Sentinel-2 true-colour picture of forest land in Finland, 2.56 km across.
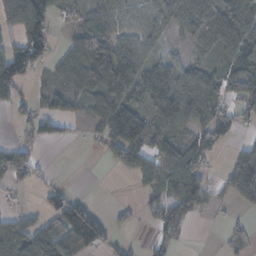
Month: November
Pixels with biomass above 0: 63%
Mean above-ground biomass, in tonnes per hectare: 56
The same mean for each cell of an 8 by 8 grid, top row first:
71 99 35 65 36 77 99 95
69 84 57 78 50 14 50 84
106 22 71 97 75 76 62 60
25 56 23 85 57 99 77 61
44 25 5 67 79 64 100 24
68 12 1 2 58 87 40 87
15 16 102 13 19 86 23 22
80 98 99 41 8 38 0 31
